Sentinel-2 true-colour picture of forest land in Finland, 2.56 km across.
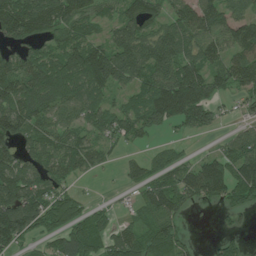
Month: July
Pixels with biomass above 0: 77%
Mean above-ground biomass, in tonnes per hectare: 84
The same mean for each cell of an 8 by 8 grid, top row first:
141 118 100 53 109 70 96 63
66 63 120 106 111 126 85 102
120 116 97 108 105 172 113 100
134 95 83 77 126 129 86 28
76 87 73 48 29 21 4 80
137 83 40 4 82 82 138 96
159 112 67 23 66 96 28 52
76 46 112 86 75 68 8 26
